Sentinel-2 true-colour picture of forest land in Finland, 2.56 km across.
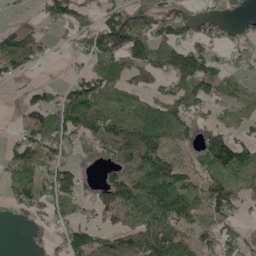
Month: May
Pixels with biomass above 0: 71%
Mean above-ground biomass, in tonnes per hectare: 85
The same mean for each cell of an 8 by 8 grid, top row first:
28 86 90 83 121 75 41 26
135 21 48 143 127 130 69 37
26 8 56 81 53 90 114 55
22 97 174 119 124 112 45 66
70 109 81 153 178 70 145 82
113 85 48 62 142 135 106 117
63 66 53 96 107 154 98 49
0 36 93 71 120 135 68 61
